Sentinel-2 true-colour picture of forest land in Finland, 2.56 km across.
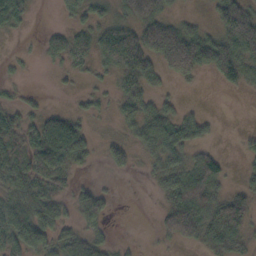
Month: October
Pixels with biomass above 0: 65%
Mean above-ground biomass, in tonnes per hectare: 43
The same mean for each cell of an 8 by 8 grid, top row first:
49 0 40 35 82 24 15 144
3 28 43 82 111 140 88 94
9 1 9 20 62 36 9 43
39 26 18 13 49 28 7 0
42 107 67 25 40 59 23 10
51 72 12 8 6 54 80 12
59 72 58 17 0 72 70 77
64 58 48 16 2 36 45 36
